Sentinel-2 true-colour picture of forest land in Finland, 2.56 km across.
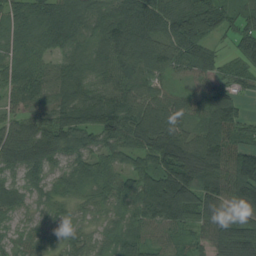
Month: August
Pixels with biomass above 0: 96%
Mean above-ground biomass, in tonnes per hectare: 92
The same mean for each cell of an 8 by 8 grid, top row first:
60 90 75 110 144 117 128 65
56 59 50 103 119 119 77 109
67 73 73 75 69 36 90 76
51 76 124 116 99 80 130 72
122 138 98 86 103 151 145 101
62 88 51 64 100 185 162 175
60 34 30 45 96 186 135 121
33 42 42 45 64 50 82 186
